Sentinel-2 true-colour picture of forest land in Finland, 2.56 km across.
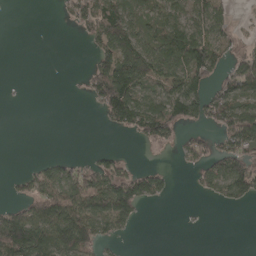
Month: April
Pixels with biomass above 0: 46%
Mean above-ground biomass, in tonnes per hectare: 53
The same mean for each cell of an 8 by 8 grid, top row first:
0 0 54 128 53 79 89 5
0 0 2 110 86 119 110 24
1 0 9 155 94 84 60 102
0 0 0 94 103 77 83 102
0 0 0 1 27 32 43 73
19 59 78 89 72 8 61 115
39 111 104 122 21 1 2 14
181 116 135 26 0 0 0 0
